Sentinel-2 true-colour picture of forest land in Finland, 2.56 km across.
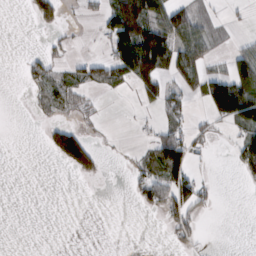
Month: February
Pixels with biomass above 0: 33%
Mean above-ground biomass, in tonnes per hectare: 37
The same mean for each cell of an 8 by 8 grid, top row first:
0 55 9 84 135 104 25 6
0 19 3 64 168 106 60 33
3 64 46 66 80 57 86 119
0 26 25 0 8 40 45 123
0 33 105 4 20 98 21 54
0 0 24 0 51 94 9 22
0 0 0 0 20 75 22 0
0 0 0 0 0 29 3 0
